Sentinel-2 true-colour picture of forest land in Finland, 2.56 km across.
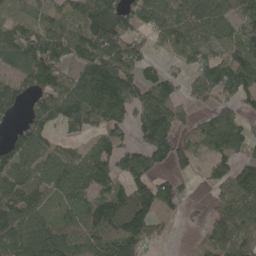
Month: May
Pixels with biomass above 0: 77%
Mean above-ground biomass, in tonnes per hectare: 96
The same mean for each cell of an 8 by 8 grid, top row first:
53 56 84 177 87 103 124 89
145 152 88 119 64 81 88 101
89 115 108 156 79 65 114 153
61 116 145 127 101 84 50 64
106 56 37 92 86 89 80 92
96 92 130 102 98 68 33 89
149 61 98 113 129 49 29 96
150 177 119 147 111 4 52 94
